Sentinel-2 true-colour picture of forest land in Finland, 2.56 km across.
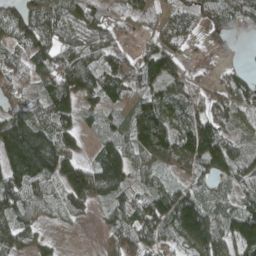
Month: May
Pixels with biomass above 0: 84%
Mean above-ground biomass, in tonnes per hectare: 93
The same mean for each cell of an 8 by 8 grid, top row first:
128 108 97 51 53 67 62 97
62 127 100 73 53 76 25 3
104 115 125 95 115 103 27 72
105 107 72 52 123 97 92 60
210 151 46 96 124 124 187 63
149 121 154 165 60 39 83 92
110 59 58 64 119 173 91 89
95 31 2 60 113 85 141 144
